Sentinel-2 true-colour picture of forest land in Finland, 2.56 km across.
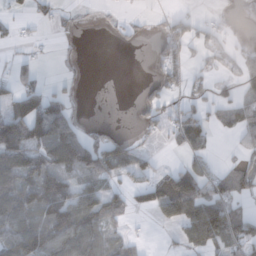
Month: November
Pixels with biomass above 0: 48%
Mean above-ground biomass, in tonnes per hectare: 42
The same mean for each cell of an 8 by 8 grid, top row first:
12 17 3 4 5 24 8 6
7 3 1 3 3 40 33 13
42 9 5 0 8 33 28 36
92 118 8 0 20 33 32 43
113 106 91 66 8 20 31 19
98 97 38 38 40 69 51 42
82 102 83 49 36 94 124 29
72 84 99 36 8 18 68 58
